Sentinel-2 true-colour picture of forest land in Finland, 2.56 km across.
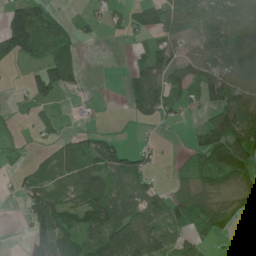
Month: June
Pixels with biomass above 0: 59%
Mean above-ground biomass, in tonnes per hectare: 53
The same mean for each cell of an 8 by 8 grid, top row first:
73 40 9 19 57 57 75 69
89 62 21 0 24 34 76 99
2 98 32 0 73 66 77 85
13 20 8 0 60 30 36 92
18 19 71 56 15 2 111 99
20 58 87 89 61 21 63 80
4 100 83 95 82 81 67 31
1 81 70 136 127 57 27 6
